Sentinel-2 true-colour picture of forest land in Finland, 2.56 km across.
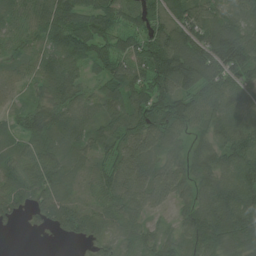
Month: July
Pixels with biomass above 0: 92%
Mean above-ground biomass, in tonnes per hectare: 86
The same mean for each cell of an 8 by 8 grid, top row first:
68 109 110 104 91 95 87 102
52 77 119 95 113 127 146 155
46 83 47 104 107 154 124 99
36 76 61 79 118 132 88 60
51 85 74 81 89 56 65 106
67 102 48 93 93 76 92 120
69 94 58 71 64 47 98 141
1 7 54 44 60 60 142 149
